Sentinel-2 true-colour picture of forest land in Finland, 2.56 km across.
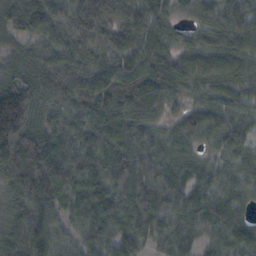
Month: October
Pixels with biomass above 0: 97%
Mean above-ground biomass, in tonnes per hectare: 98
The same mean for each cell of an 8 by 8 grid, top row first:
97 113 111 93 91 49 77 121
58 86 99 89 112 57 90 104
100 107 107 114 145 120 91 95
255 73 99 125 101 44 93 81
187 132 95 103 102 70 41 82
149 147 115 92 110 86 69 75
75 99 90 109 113 86 103 67
91 93 69 93 78 88 56 100
